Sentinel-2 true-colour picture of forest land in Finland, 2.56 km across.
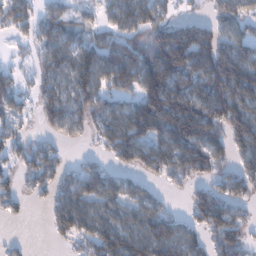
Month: January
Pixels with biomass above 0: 72%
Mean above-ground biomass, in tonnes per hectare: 98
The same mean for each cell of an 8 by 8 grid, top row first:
97 52 51 55 104 47 49 86
14 77 100 90 120 234 164 111
29 96 143 96 158 150 178 187
61 99 113 98 189 222 186 139
68 46 19 100 136 186 174 108
49 84 86 59 50 81 80 102
32 41 94 81 106 19 154 68
13 11 62 130 135 131 72 105
